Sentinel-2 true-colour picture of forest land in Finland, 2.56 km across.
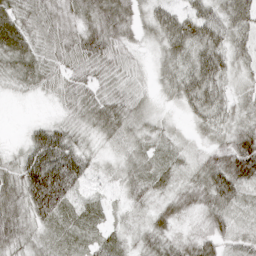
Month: April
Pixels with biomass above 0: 93%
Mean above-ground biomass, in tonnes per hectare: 42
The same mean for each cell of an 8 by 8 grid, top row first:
64 62 55 73 28 49 49 52
76 46 69 57 17 52 65 32
41 42 47 39 18 47 63 24
1 6 43 50 29 11 50 29
11 85 30 22 32 20 25 69
59 114 52 20 39 24 56 71
55 72 25 16 20 40 46 29
49 23 24 32 29 34 41 22
